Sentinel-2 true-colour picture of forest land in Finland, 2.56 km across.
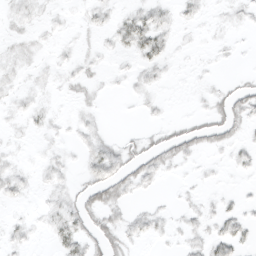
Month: March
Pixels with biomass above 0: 47%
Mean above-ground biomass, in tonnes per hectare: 7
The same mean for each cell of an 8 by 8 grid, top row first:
8 4 3 8 16 8 4 6
7 3 4 7 23 6 2 2
7 4 10 3 7 2 3 4
6 6 6 0 3 0 12 17
3 3 6 7 12 22 12 8
10 7 6 21 13 3 2 2
3 7 17 17 4 4 4 5
7 5 17 19 7 4 11 11
